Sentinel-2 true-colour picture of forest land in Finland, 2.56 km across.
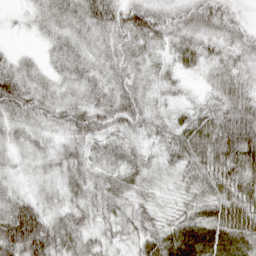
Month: April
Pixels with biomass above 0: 96%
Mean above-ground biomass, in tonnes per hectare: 43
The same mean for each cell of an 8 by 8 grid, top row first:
6 35 53 64 79 43 63 29
11 22 42 47 50 44 37 42
67 34 46 47 39 23 17 43
49 48 54 62 57 19 34 69
23 21 44 39 24 46 65 90
15 17 42 45 30 21 44 59
57 27 36 38 30 17 39 56
94 74 41 21 43 63 67 56
